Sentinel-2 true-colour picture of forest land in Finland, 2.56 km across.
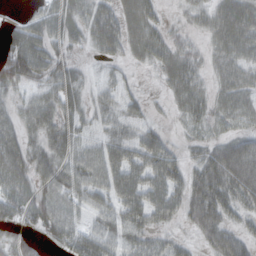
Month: October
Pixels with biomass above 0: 79%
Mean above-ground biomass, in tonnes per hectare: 48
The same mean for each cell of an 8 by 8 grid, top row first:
12 68 47 61 57 8 42 89
79 57 22 54 53 38 28 66
65 48 34 27 5 53 25 47
34 54 39 41 27 18 41 47
56 60 53 60 67 16 30 39
68 63 68 74 71 56 67 65
66 71 39 58 83 50 67 46
34 31 62 46 44 21 34 46
